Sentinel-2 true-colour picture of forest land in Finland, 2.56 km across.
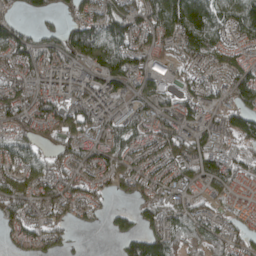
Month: April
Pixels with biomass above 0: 82%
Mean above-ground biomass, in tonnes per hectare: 73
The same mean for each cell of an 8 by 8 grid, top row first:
33 41 70 107 84 160 143 122
104 69 117 117 66 68 98 50
72 70 68 107 52 37 49 86
84 98 96 73 76 71 53 102
87 36 78 110 67 75 67 70
77 90 60 63 66 65 78 55
95 67 53 31 63 66 39 26
41 60 5 23 126 69 67 61
